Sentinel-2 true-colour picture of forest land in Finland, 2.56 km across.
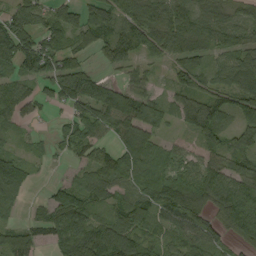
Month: September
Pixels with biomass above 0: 80%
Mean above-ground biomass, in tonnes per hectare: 68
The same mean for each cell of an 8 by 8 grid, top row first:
57 47 59 61 97 99 85 57
122 72 39 72 77 87 75 71
60 76 100 31 44 47 49 80
59 17 34 65 94 62 123 77
20 18 67 45 77 23 64 50
94 6 31 73 75 78 90 62
29 64 94 48 92 116 79 140
74 41 112 151 73 61 56 70
